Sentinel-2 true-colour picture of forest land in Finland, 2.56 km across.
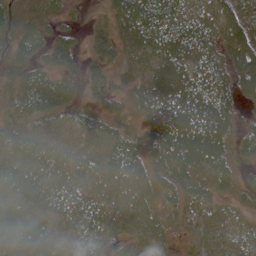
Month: May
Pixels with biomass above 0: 93%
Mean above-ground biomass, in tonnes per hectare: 63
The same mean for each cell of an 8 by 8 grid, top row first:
49 32 10 47 92 61 51 82
73 63 39 62 68 78 67 72
55 78 54 38 48 78 73 63
62 87 48 45 53 88 89 36
72 59 52 68 60 99 114 58
81 69 64 68 62 83 76 37
88 78 74 65 57 44 53 30
107 86 72 41 71 22 49 40
